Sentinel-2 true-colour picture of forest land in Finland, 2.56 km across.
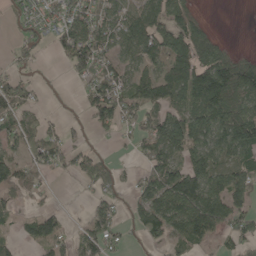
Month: May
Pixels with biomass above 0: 65%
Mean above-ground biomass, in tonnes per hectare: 64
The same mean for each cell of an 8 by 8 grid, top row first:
30 54 77 78 90 73 7 0
26 28 120 79 104 110 87 6
45 5 41 78 69 114 147 132
62 15 15 89 67 63 125 107
49 78 23 9 59 98 103 112
53 21 48 43 47 109 105 80
29 19 2 49 81 115 140 61
30 75 52 49 38 62 44 57
